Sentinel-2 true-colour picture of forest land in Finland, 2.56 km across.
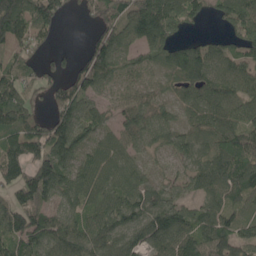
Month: May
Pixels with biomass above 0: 85%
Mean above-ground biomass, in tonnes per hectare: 97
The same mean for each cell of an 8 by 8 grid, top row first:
171 153 21 97 160 102 47 126
75 30 24 142 82 77 71 75
99 58 116 80 56 63 98 100
121 59 118 61 92 52 96 106
133 162 114 71 65 74 70 144
122 179 95 79 56 55 96 154
120 96 79 119 125 93 82 63
130 114 109 105 122 121 123 100
